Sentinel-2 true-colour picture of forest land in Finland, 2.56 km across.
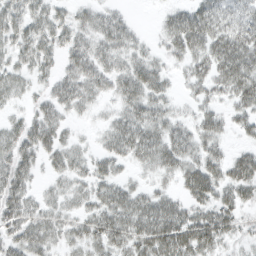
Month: March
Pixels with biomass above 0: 82%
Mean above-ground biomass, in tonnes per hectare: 35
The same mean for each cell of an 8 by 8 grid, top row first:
46 41 24 28 0 31 52 43
40 37 37 41 19 34 50 58
33 22 46 35 48 14 38 59
13 31 20 18 44 19 27 30
40 37 17 33 51 44 33 13
42 16 27 30 14 30 56 47
41 27 26 51 46 39 40 34
37 35 31 45 50 65 51 21
